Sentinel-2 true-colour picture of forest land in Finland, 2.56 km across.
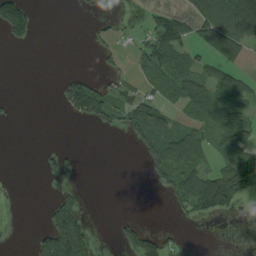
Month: August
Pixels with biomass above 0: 38%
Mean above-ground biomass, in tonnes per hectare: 43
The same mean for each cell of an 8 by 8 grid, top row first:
149 0 2 9 35 71 89 125
9 0 0 30 62 81 63 66
0 0 55 22 42 65 55 56
5 0 96 65 83 33 69 65
0 2 1 0 81 124 61 102
1 13 2 0 11 86 75 106
1 29 59 0 0 31 80 18
2 96 124 12 110 18 0 3
